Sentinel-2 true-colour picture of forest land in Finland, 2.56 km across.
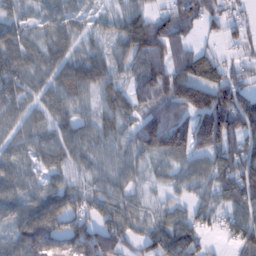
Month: February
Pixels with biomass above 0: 87%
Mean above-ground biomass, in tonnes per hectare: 81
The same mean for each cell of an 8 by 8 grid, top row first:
39 53 34 39 74 117 87 41
83 58 45 40 150 124 30 44
77 53 98 70 127 145 114 71
65 51 41 63 98 142 181 158
53 59 72 56 103 151 140 117
64 52 39 55 32 41 68 138
70 110 72 69 32 37 52 84
77 142 132 128 63 128 42 82
